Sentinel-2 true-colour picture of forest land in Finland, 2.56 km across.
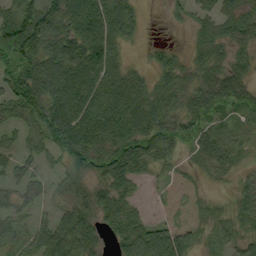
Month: September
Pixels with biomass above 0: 77%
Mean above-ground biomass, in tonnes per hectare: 45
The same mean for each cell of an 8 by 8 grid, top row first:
75 86 73 72 14 14 34 40
83 75 85 67 12 16 39 34
71 93 82 69 33 34 41 41
45 83 81 76 60 35 37 24
24 62 84 59 55 32 42 37
27 17 38 44 20 8 13 20
32 17 44 46 12 13 13 29
30 63 67 27 87 54 11 29
